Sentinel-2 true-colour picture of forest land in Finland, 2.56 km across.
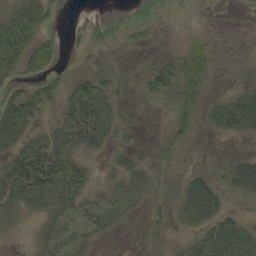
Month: September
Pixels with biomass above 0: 59%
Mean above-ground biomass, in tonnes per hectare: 23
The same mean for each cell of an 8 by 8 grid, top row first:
31 27 1 0 2 0 0 1
55 27 8 1 8 6 24 0
26 27 26 16 15 44 21 3
51 17 47 20 3 37 21 52
40 42 41 20 7 23 1 3
62 64 35 20 30 11 24 43
39 39 26 18 10 19 49 7
4 28 16 6 10 8 35 43
